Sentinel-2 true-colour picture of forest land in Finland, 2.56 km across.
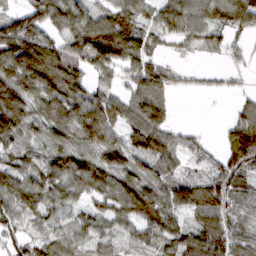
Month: March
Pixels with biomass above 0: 84%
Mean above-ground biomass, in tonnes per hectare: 70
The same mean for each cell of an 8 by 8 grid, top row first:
51 93 83 82 66 86 65 92
145 101 92 143 80 18 31 27
117 139 80 45 97 24 8 12
120 93 99 97 103 16 1 44
65 62 59 71 84 54 18 149
78 82 96 86 66 46 52 80
63 59 37 63 108 73 100 66
42 39 30 30 41 71 105 77
